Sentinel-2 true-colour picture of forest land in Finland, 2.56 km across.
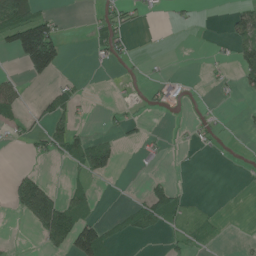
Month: June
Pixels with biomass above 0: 25%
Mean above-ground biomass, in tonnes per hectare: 23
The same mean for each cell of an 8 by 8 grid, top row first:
106 33 0 27 11 5 0 43
79 140 0 33 0 0 3 42
16 25 5 1 6 12 7 30
32 33 13 9 6 4 8 4
8 39 41 28 18 4 12 1
18 10 19 19 6 4 0 1
29 115 37 2 44 41 4 0
1 52 115 29 8 14 14 3
